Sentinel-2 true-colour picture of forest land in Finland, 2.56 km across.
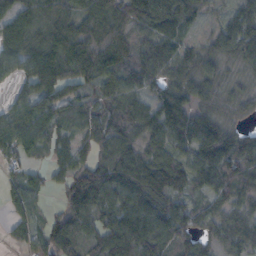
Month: October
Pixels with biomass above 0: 89%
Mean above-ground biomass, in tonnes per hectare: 72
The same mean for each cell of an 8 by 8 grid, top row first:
89 80 83 123 118 104 23 73
88 100 122 119 56 71 43 82
42 96 84 74 74 60 58 24
63 57 33 66 72 102 53 28
80 64 41 63 63 78 118 83
32 29 63 104 109 95 88 102
41 21 62 88 102 71 52 56
33 78 64 100 100 74 50 72
